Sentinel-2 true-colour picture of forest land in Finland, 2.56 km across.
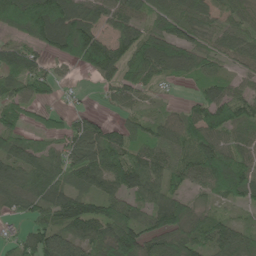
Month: June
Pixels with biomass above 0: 84%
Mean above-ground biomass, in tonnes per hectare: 77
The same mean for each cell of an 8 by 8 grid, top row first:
149 194 103 72 63 96 48 72
56 71 159 100 112 94 54 76
71 58 6 54 73 23 51 43
61 29 26 21 39 37 92 78
61 39 95 107 63 73 94 63
75 106 89 98 109 74 126 124
48 92 93 100 55 92 38 33
36 112 92 121 101 93 69 63
